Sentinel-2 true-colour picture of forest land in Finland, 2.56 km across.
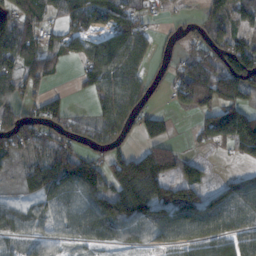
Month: November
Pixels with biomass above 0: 71%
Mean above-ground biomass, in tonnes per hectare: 72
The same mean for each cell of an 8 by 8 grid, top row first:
92 43 96 70 53 17 56 77
107 71 58 100 51 34 76 107
86 46 39 97 58 58 96 119
57 85 21 80 68 36 64 112
76 54 56 70 53 29 40 125
22 111 112 101 184 79 23 33
46 65 79 105 124 125 88 73
58 56 50 41 57 71 81 69
